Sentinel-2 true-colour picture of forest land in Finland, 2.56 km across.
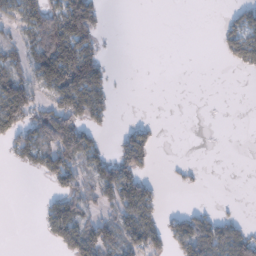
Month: January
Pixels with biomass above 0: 40%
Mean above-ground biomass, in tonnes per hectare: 41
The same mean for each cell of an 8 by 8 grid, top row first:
45 82 138 1 0 0 0 33
38 105 108 1 0 0 0 80
70 95 133 27 0 0 0 0
120 65 95 28 0 0 0 0
58 94 108 18 74 0 0 0
1 59 60 87 52 8 2 0
0 35 50 44 95 4 12 2
0 21 98 58 89 64 98 78
